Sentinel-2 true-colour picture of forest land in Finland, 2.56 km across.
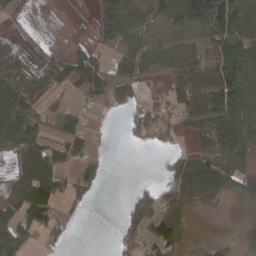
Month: March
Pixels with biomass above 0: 61%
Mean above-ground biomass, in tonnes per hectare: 41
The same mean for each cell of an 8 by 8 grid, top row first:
14 0 2 70 62 86 79 57
24 6 15 38 67 60 38 53
46 30 75 74 23 47 73 68
61 15 22 19 33 43 64 68
67 44 44 3 15 11 31 85
46 94 47 2 1 42 77 69
51 75 16 0 62 41 5 15
87 28 0 9 53 61 11 22
